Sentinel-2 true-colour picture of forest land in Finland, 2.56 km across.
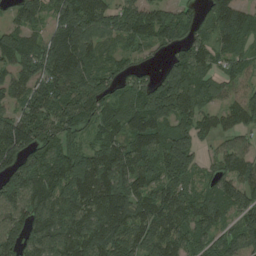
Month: August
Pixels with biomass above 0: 89%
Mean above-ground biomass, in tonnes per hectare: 108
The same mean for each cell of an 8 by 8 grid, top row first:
59 74 161 97 119 86 75 93
125 133 150 54 60 77 92 86
90 113 129 70 62 168 85 57
85 128 130 97 145 141 78 85
168 103 59 103 113 164 35 59
128 134 160 155 107 127 59 122
92 121 133 164 118 140 106 116
90 130 138 129 126 123 95 117
